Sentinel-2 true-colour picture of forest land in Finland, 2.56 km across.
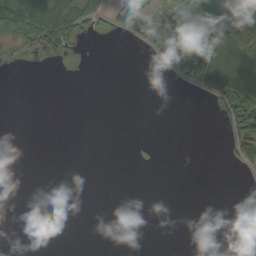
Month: September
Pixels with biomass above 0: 20%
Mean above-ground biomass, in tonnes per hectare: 12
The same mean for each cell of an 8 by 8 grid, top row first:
56 57 37 18 32 19 26 38
18 32 8 0 10 35 62 65
0 0 0 0 0 3 60 58
0 0 0 0 0 0 1 86
0 0 0 0 2 0 0 24
0 0 0 0 0 0 0 1
0 0 0 0 0 0 0 21
0 0 0 0 0 0 0 8
